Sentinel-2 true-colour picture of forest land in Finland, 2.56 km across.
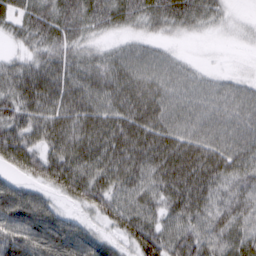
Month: March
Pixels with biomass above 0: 91%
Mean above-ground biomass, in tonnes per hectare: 56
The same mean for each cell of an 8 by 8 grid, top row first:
49 62 61 58 53 58 43 9
19 49 42 26 28 10 2 8
64 68 62 67 58 40 23 18
61 66 71 63 74 46 43 42
78 57 74 77 77 68 57 49
38 71 79 72 60 83 76 57
84 59 37 68 58 58 61 57
71 91 96 39 97 65 66 62
